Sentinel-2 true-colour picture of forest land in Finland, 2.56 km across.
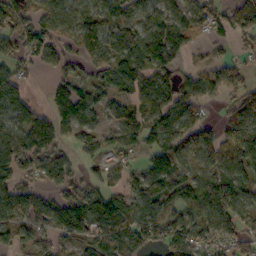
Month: October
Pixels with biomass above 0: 78%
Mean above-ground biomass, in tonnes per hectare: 80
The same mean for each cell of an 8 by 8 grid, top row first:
110 95 76 73 69 69 75 90
81 86 34 75 89 78 32 31
89 23 64 78 86 80 71 60
74 57 101 48 80 95 21 88
105 78 57 55 70 102 89 135
96 98 49 55 78 98 70 84
126 78 116 114 81 80 101 99
71 65 94 124 96 124 92 85
